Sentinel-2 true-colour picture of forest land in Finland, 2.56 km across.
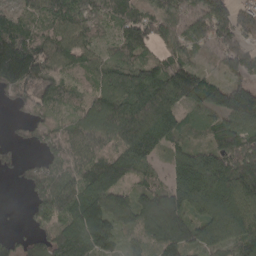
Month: April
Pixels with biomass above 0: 88%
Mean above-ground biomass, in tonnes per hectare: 92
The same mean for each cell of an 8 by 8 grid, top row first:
64 94 75 70 82 74 128 88
142 103 83 47 65 68 50 100
113 83 40 105 106 141 76 76
23 42 57 134 133 88 79 177
34 61 94 80 128 55 72 125
20 81 100 157 62 122 189 155
0 91 133 116 95 131 124 124
42 80 150 81 54 125 108 121
